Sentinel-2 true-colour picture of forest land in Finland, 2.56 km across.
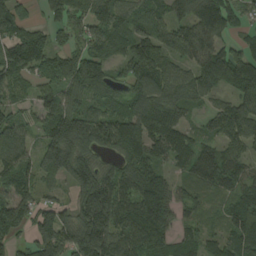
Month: August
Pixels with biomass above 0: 90%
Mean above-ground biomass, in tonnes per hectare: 125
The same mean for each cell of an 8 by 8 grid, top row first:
124 60 103 134 137 106 185 83
171 114 93 121 145 118 152 68
102 105 190 96 153 114 139 174
83 115 162 106 138 112 60 120
107 137 192 137 157 138 72 97
137 89 185 123 162 60 111 103
152 88 141 196 151 115 59 135
67 152 185 163 140 115 87 154
